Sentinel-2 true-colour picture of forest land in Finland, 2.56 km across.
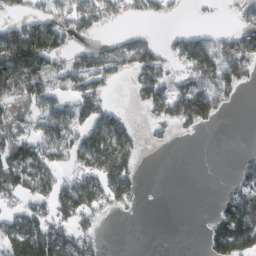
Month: February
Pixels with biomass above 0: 51%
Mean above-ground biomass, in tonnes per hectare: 57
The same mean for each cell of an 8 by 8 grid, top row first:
41 80 80 47 33 15 4 24
128 123 34 58 70 58 107 108
104 79 77 34 85 43 95 69
54 65 75 50 25 100 97 2
97 72 72 100 21 4 0 0
90 64 62 110 14 0 0 36
41 60 96 36 5 0 5 117
114 136 65 0 0 0 53 145
